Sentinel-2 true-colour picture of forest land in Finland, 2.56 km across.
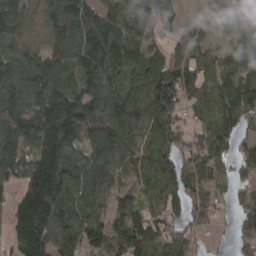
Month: March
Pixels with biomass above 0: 86%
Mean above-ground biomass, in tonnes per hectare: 107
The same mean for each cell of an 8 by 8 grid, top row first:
97 88 135 90 100 67 50 54
69 96 140 166 113 64 76 91
116 145 126 86 122 178 103 98
111 152 154 126 117 100 57 106
122 163 113 155 98 75 86 57
111 211 101 100 114 142 68 71
128 223 80 64 60 78 72 73
150 198 109 143 148 85 11 62
